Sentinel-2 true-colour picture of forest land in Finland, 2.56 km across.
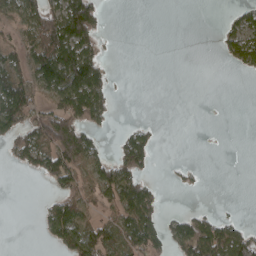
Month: April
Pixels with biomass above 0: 40%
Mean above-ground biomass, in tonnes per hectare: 41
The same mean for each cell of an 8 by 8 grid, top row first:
45 82 138 1 0 0 0 33
38 105 108 1 0 0 0 80
70 95 133 27 0 0 0 0
120 65 95 28 0 0 0 0
58 94 108 18 74 0 0 0
1 59 60 87 52 8 2 0
0 35 50 44 95 4 12 2
0 21 98 58 89 64 98 78
